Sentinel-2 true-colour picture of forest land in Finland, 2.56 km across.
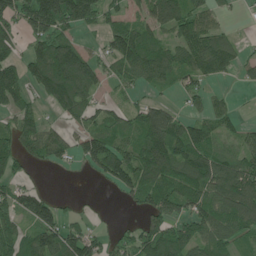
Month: June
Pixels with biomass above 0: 70%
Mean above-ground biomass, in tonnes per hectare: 83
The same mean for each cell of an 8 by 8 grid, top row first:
90 190 141 56 76 125 75 10
56 110 73 83 122 76 118 38
94 151 139 42 63 58 49 27
73 26 82 51 81 44 71 21
79 104 67 92 124 150 109 51
57 2 6 100 119 125 149 139
80 88 13 4 65 87 102 137
91 116 108 44 114 134 106 55
